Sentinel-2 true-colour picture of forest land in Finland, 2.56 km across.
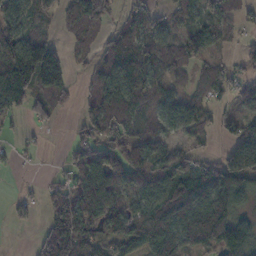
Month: November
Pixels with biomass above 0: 71%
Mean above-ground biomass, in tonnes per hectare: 79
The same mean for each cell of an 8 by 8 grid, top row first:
121 59 123 47 75 61 69 44
144 113 48 82 93 80 71 36
158 138 29 105 112 49 69 52
57 49 48 103 64 85 43 48
15 7 62 69 74 48 25 130
4 12 71 105 92 99 107 176
27 51 100 96 79 109 139 82
0 116 130 56 95 98 115 173
